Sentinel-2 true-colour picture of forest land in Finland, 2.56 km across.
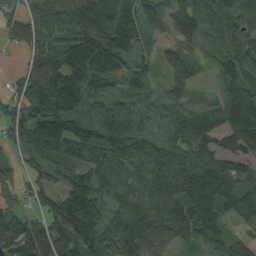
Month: August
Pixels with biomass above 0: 90%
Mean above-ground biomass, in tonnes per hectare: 110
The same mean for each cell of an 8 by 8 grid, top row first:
59 112 140 159 96 89 122 78
43 115 190 186 48 76 57 103
48 182 177 99 64 76 22 129
72 169 111 95 55 71 58 136
76 165 144 119 78 94 76 91
68 63 103 92 99 147 144 127
88 98 225 83 124 158 163 114
194 192 185 124 131 78 99 76
